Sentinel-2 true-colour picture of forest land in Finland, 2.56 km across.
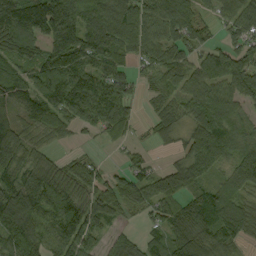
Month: September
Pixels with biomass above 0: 85%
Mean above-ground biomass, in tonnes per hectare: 100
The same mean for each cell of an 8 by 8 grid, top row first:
167 207 145 169 133 129 42 106
109 114 144 137 106 88 69 77
105 113 121 115 40 107 121 132
49 104 135 134 18 72 160 57
116 50 17 27 17 39 172 80
102 138 95 58 73 106 77 121
163 118 130 85 67 85 136 81
111 73 118 47 51 110 111 69
